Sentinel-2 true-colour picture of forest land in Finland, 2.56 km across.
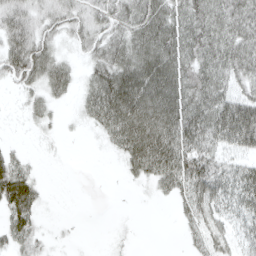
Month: April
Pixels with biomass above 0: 70%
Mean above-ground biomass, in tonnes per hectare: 37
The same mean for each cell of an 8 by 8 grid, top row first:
50 38 40 46 51 46 52 54
56 36 20 44 54 53 51 55
35 41 18 62 70 59 48 38
3 20 15 71 69 64 65 94
6 4 0 24 66 65 54 61
55 1 0 0 30 60 71 44
57 5 0 0 0 16 58 36
33 10 2 4 0 1 47 25
